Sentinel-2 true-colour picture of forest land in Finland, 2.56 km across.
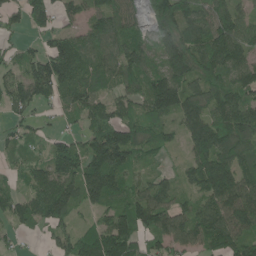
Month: June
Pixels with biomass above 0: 85%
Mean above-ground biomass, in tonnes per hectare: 111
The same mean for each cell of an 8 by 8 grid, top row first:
58 94 65 130 55 146 116 93
42 75 103 88 93 145 150 115
84 185 115 72 145 148 134 128
63 27 93 91 119 143 125 143
54 56 75 199 174 43 171 164
46 125 158 165 84 62 194 125
100 131 72 98 171 104 111 161
27 33 135 227 102 98 120 118
